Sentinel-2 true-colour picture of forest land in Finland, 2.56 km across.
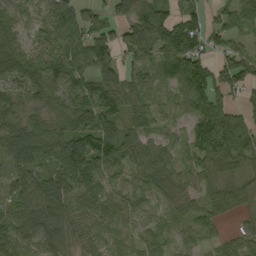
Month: September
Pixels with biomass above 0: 88%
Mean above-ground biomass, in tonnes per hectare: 64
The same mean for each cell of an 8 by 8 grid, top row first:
41 54 60 33 93 66 47 76
53 55 83 74 72 130 59 43
63 82 61 60 42 87 105 97
61 61 79 60 50 34 118 63
69 81 97 96 64 33 110 125
44 54 100 28 62 59 79 65
53 80 48 54 34 41 54 41
70 66 48 37 40 32 38 36
